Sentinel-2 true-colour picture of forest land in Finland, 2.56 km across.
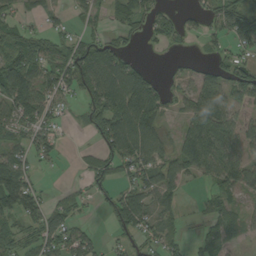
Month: August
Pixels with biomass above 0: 63%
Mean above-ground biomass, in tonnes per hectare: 54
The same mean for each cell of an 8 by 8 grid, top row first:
36 27 23 28 53 24 34 71
109 50 56 78 11 12 20 41
117 65 75 98 79 18 72 73
83 52 18 98 110 20 108 97
46 54 4 76 83 44 119 75
98 5 14 56 67 62 50 68
87 54 29 58 66 32 24 30
58 70 56 22 39 25 34 22
